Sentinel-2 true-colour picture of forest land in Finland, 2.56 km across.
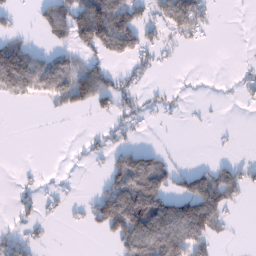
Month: January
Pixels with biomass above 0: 39%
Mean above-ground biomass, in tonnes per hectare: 43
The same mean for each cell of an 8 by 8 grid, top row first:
17 67 116 144 41 98 37 0
73 27 69 82 48 20 2 1
111 92 108 50 13 2 0 17
0 7 25 41 30 7 3 2
0 0 9 30 15 1 1 2
2 3 1 57 137 46 74 54
20 12 12 141 143 104 149 13
38 7 0 40 113 112 67 2
